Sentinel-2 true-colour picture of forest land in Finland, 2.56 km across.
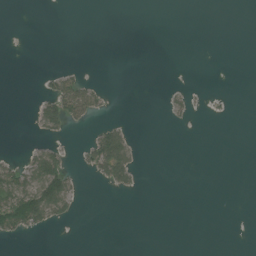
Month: July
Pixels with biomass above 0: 12%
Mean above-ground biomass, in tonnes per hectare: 11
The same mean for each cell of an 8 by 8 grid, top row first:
0 0 0 0 0 0 0 0
0 0 0 0 0 0 0 0
0 18 27 0 0 0 0 0
0 54 50 2 0 10 3 0
0 19 6 95 1 0 0 0
41 102 8 51 2 0 0 0
88 92 6 0 0 0 0 0
10 1 0 0 0 0 0 0
